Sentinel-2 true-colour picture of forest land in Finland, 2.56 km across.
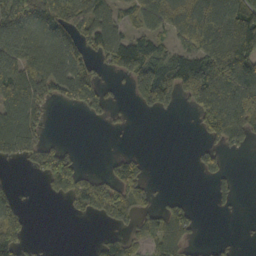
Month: October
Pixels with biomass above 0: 53%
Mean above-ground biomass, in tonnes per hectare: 69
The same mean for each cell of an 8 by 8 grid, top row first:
135 122 87 59 74 80 113 132
105 109 81 89 90 59 110 146
124 119 125 22 141 131 201 170
117 39 26 27 21 18 137 138
125 48 6 1 0 0 47 45
4 108 82 52 49 0 39 12
76 0 43 145 49 58 5 7
87 3 0 47 59 80 10 7
